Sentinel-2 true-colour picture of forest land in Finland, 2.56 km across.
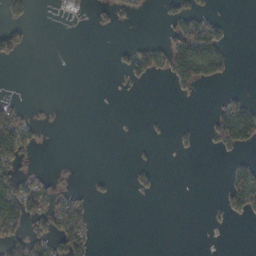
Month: October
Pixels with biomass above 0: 22%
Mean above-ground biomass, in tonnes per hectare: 22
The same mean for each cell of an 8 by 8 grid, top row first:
31 2 3 18 8 33 44 0
38 0 0 6 29 85 121 1
0 0 0 2 16 45 45 1
47 3 0 0 1 0 8 80
104 1 0 0 4 10 11 56
64 16 2 5 11 0 0 54
97 57 51 0 0 0 6 35
55 58 57 0 0 0 0 0
